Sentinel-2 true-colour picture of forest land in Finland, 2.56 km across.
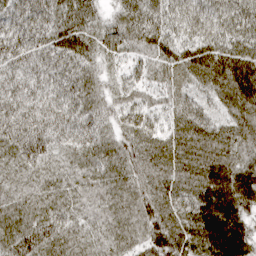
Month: March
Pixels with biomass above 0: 100%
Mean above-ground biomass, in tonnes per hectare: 60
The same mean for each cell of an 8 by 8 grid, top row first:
52 56 58 38 77 53 51 63
58 56 63 56 56 59 70 68
46 46 57 38 45 52 56 89
54 48 55 49 57 53 43 54
67 52 50 54 58 64 75 59
52 48 48 62 62 73 86 77
55 56 42 59 65 68 92 73
72 69 50 60 56 71 97 86
